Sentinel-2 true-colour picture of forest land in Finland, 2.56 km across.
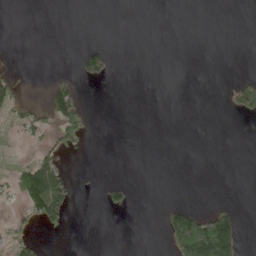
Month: June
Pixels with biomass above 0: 12%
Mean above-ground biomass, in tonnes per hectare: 18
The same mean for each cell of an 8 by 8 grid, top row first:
0 0 0 0 0 0 0 0
0 0 11 10 0 0 0 0
14 12 30 14 0 0 0 18
26 49 47 0 0 0 0 29
3 24 29 0 0 0 0 0
45 133 2 0 0 0 0 0
9 112 1 20 0 39 19 14
27 4 0 0 0 112 254 66
